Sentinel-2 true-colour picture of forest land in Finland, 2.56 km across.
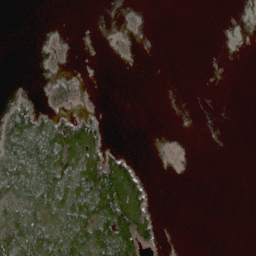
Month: May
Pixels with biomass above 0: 30%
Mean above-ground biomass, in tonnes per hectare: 26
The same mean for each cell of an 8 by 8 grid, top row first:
0 0 0 0 6 0 0 0
0 14 1 7 1 0 0 0
0 18 22 0 0 0 0 0
46 35 22 0 0 0 0 0
66 95 137 14 0 1 0 0
58 73 94 146 32 0 0 0
49 62 75 129 89 0 0 0
72 73 77 100 70 0 0 0
